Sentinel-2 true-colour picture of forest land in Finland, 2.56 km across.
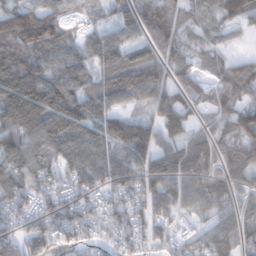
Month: February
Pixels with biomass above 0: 88%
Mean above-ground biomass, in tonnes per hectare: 87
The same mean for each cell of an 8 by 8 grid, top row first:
126 97 45 38 105 91 67 87
74 117 62 89 62 93 73 16
150 119 84 82 86 63 70 152
148 149 111 77 44 104 47 94
115 114 109 94 97 79 92 91
110 82 92 94 101 108 101 60
81 86 84 67 76 73 67 64
85 116 58 54 81 78 82 75
